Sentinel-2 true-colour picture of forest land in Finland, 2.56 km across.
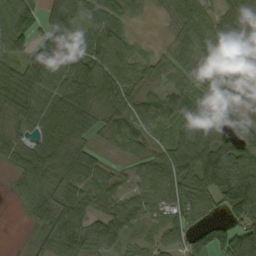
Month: September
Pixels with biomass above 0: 87%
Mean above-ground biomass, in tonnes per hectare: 65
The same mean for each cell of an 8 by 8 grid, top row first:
49 66 57 70 21 49 54 53
75 100 56 89 19 44 51 49
91 94 102 93 48 37 51 81
77 84 100 74 69 80 64 41
43 86 57 38 55 60 80 59
34 67 83 50 51 90 128 110
12 79 77 50 50 66 50 114
2 61 87 68 36 45 85 118
